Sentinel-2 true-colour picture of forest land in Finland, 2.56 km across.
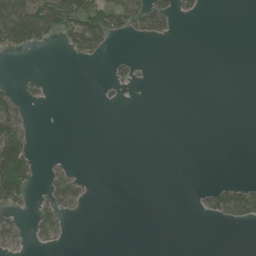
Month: June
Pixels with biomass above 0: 18%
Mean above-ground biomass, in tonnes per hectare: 20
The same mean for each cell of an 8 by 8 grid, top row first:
103 108 98 78 68 32 2 0
50 12 51 13 0 0 0 0
7 5 0 16 3 0 0 0
49 0 0 0 0 0 0 0
128 0 0 0 0 0 0 0
186 17 16 0 0 0 0 0
29 40 16 0 0 0 23 77
26 23 0 0 0 0 0 0
